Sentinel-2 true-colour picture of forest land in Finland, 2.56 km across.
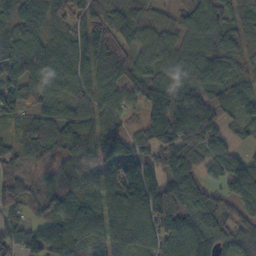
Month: October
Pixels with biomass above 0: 92%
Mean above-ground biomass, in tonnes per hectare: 92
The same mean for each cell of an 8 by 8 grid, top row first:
69 74 79 58 44 50 85 53
118 118 89 96 53 75 77 53
89 101 75 126 115 88 50 60
62 85 89 75 87 182 126 76
62 128 157 119 81 130 94 32
83 62 156 84 131 89 47 128
56 78 132 149 128 105 84 60
80 96 134 124 108 108 102 71
